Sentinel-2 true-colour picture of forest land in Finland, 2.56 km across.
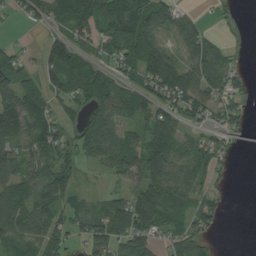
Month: August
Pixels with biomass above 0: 73%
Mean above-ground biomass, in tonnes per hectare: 58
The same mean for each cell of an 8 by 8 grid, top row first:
26 62 84 79 101 64 10 7
27 67 55 64 116 43 71 9
77 51 65 60 89 106 79 31
97 59 28 80 60 75 54 39
69 75 44 82 83 76 51 22
64 62 23 32 94 76 47 0
77 67 40 67 102 68 60 0
57 57 34 85 79 48 37 0
